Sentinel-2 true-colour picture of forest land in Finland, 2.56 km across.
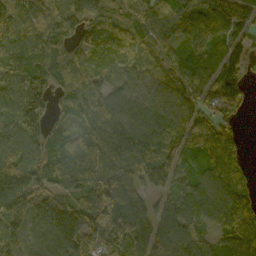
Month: October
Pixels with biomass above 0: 93%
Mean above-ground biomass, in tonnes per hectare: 97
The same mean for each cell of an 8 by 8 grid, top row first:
104 101 146 107 102 95 125 115
86 110 106 124 83 81 97 61
105 95 120 51 76 85 108 104
117 92 87 95 85 89 81 41
105 115 81 118 88 80 110 80
162 96 105 120 56 68 78 61
122 123 103 127 68 62 79 112
82 119 108 102 95 105 65 110
